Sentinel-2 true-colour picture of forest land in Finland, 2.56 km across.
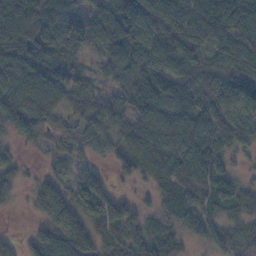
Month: November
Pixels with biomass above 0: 88%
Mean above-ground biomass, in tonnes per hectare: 73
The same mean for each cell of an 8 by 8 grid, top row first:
125 125 92 105 130 100 106 85
101 92 49 75 103 83 67 77
106 101 35 43 81 87 80 108
94 81 55 75 73 81 78 75
26 24 43 61 68 64 76 43
50 33 58 38 53 74 91 33
14 83 81 90 37 73 62 57
24 80 130 73 95 51 71 51
